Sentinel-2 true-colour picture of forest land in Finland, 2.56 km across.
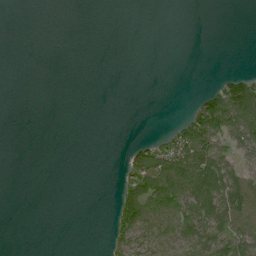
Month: June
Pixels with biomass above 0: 26%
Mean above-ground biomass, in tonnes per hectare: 22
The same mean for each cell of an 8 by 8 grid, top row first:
0 0 0 0 0 0 0 0
0 0 0 0 0 0 0 0
0 0 0 0 0 0 2 48
0 0 0 0 0 2 111 90
0 0 0 0 34 76 91 47
0 0 0 2 106 102 64 39
0 0 0 16 83 87 60 74
0 0 0 21 43 66 78 84
